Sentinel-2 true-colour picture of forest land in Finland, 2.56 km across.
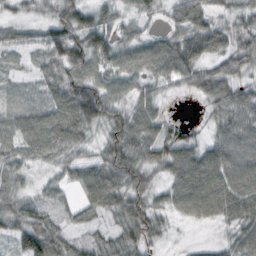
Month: October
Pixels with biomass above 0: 87%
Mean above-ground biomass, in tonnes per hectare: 56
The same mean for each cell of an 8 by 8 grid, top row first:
24 31 65 45 43 46 58 44
32 66 89 76 62 78 77 69
15 47 70 60 50 46 69 53
41 69 111 59 54 2 28 68
54 93 50 62 69 62 42 73
42 19 49 77 58 67 99 88
61 39 41 55 64 52 86 92
53 98 29 35 58 5 8 53
